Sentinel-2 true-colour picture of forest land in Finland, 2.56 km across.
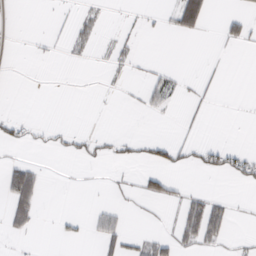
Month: February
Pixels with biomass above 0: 16%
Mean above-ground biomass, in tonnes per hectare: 10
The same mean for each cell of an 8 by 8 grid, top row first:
0 1 12 1 4 37 26 16
0 3 12 12 1 0 1 9
0 0 0 3 11 9 6 0
2 0 0 0 10 4 4 0
16 11 15 11 17 22 17 3
54 3 1 4 21 8 10 22
41 0 0 15 2 14 49 1
5 0 6 33 20 24 32 5
